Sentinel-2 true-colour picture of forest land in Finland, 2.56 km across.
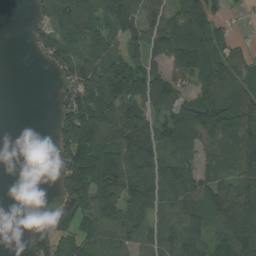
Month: August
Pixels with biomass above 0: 72%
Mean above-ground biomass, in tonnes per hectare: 82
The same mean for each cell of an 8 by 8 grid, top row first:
0 77 105 121 76 65 120 17
0 79 120 80 94 137 105 31
0 4 81 136 111 61 111 73
0 3 157 117 114 73 142 86
0 10 171 113 145 85 76 100
0 3 139 168 125 100 63 99
0 21 99 133 72 61 99 126
0 116 101 98 70 103 126 149
